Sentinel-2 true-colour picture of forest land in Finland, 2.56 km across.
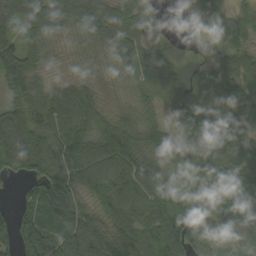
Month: September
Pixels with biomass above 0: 91%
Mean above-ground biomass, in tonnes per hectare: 81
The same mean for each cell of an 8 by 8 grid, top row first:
102 109 108 89 56 0 71 51
99 50 33 63 65 9 19 62
117 43 45 20 51 51 69 108
67 123 142 45 55 64 85 91
121 100 107 110 97 60 74 97
57 136 105 125 122 77 111 106
47 103 87 102 113 132 58 64
82 104 120 117 110 122 62 9
